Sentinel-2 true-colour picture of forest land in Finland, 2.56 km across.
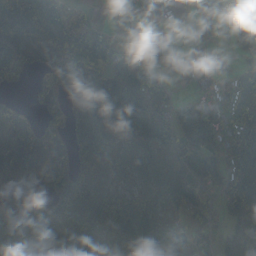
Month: October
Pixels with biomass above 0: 81%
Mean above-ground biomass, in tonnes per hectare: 108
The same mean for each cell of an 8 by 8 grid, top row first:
141 110 69 3 61 29 93 105
107 107 175 94 98 36 48 52
66 104 117 129 152 19 41 92
65 72 77 128 103 81 119 116
174 121 94 103 111 126 127 140
149 177 151 70 97 84 115 135
141 102 175 219 171 76 99 150
199 138 193 110 117 69 62 137
